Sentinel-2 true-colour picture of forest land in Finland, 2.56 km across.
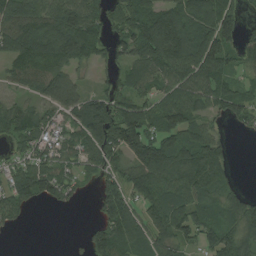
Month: August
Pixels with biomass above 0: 77%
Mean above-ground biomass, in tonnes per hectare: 83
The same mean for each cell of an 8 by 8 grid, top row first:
105 105 109 73 123 114 120 66
92 115 105 60 120 168 148 72
48 105 39 37 76 109 131 50
64 48 101 114 112 134 68 79
58 64 75 112 155 131 95 0
90 104 40 71 115 113 106 8
70 15 9 102 85 92 76 100
2 0 9 107 72 85 68 95
